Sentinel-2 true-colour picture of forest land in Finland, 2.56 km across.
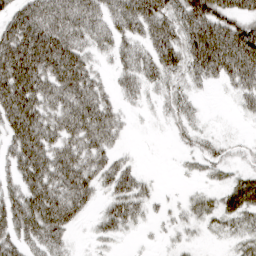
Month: March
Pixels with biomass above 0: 75%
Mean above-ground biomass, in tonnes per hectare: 47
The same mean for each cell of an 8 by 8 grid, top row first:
54 62 66 47 72 64 88 58
90 85 52 38 39 70 98 101
98 69 73 20 44 36 35 62
90 58 72 38 11 33 5 18
61 63 61 33 1 11 27 13
41 71 70 58 20 4 19 29
64 84 54 41 31 12 33 57
49 58 6 24 4 15 11 33
